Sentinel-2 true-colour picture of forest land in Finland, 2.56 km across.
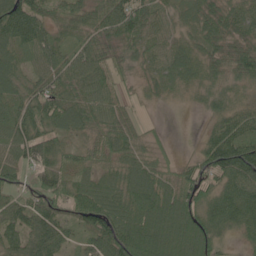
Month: June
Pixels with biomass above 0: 91%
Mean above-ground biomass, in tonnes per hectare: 70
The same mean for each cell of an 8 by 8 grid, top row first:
135 60 70 83 95 42 64 74
80 72 55 53 70 55 48 63
66 70 75 52 35 54 44 54
70 94 84 58 10 2 32 59
86 78 40 75 41 8 60 113
46 80 69 59 89 57 82 131
74 76 89 103 101 95 78 126
70 92 35 106 96 105 86 23
